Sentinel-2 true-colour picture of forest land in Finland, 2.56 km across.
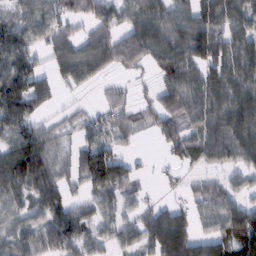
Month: February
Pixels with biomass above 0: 78%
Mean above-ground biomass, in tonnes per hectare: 73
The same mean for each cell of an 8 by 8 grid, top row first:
57 75 49 65 86 91 93 81
97 60 70 97 106 108 116 80
119 43 51 17 14 107 86 87
112 27 19 47 41 90 90 106
100 62 46 58 4 71 86 99
121 91 60 145 16 14 38 44
59 94 50 62 42 54 69 80
87 76 76 57 82 176 84 106
